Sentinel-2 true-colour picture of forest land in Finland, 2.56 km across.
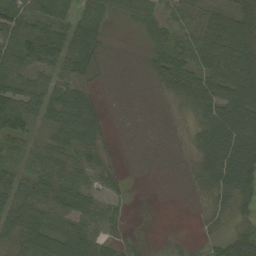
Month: August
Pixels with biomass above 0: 75%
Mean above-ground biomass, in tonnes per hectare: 52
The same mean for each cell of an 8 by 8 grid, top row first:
70 62 57 31 48 48 58 61
79 91 89 5 23 71 83 92
60 37 60 4 7 79 76 95
87 68 104 4 1 9 70 97
45 47 80 16 1 7 85 107
57 78 65 39 1 2 71 125
71 80 69 38 0 0 29 44
63 81 87 35 6 4 16 60
